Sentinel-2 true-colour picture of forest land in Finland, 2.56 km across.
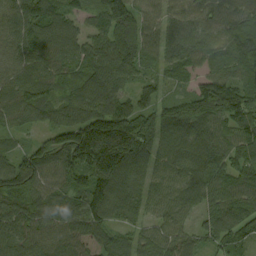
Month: September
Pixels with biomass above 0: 95%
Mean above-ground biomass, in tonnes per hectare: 91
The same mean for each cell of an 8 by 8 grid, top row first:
80 94 52 114 74 64 78 96
79 94 70 76 76 88 68 103
79 100 90 96 47 44 90 92
84 91 97 132 109 112 148 134
30 91 208 241 117 66 82 102
123 90 102 154 62 68 100 110
95 88 101 86 54 75 71 101
93 77 70 67 57 75 69 66
